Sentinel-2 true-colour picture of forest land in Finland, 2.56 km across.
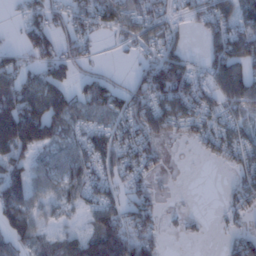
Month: January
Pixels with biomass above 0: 66%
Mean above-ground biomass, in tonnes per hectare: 59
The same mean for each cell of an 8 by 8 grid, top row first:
14 58 65 73 69 33 59 63
30 69 61 8 39 48 59 93
69 73 36 37 65 119 51 104
136 97 51 77 94 85 54 49
143 75 53 69 68 18 51 64
94 65 64 52 49 3 0 44
104 37 34 63 70 6 0 47
71 40 66 109 83 6 7 58
